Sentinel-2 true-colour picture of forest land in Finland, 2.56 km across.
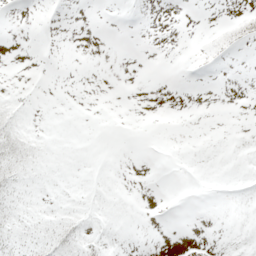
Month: May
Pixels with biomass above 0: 19%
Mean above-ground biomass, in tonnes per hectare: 3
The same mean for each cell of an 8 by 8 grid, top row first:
0 0 0 0 0 0 0 6
0 0 0 0 0 0 3 5
0 0 0 0 0 0 0 0
9 0 0 0 0 0 0 0
25 4 0 0 0 0 0 0
20 3 0 0 0 0 0 1
17 6 5 3 0 0 0 0
17 20 18 3 0 0 0 4
